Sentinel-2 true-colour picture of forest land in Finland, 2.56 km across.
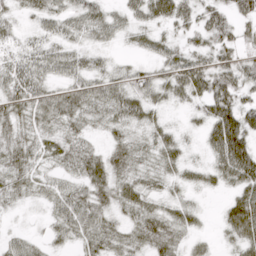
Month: April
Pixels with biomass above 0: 83%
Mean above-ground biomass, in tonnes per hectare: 34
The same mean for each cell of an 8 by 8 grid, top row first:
21 35 41 30 35 42 36 32
21 33 25 14 18 23 35 34
53 36 40 37 38 48 57 46
46 51 48 43 38 11 38 52
41 27 28 26 29 30 31 57
33 20 34 44 29 24 24 54
13 22 59 35 38 30 5 53
25 20 33 38 40 35 12 40
